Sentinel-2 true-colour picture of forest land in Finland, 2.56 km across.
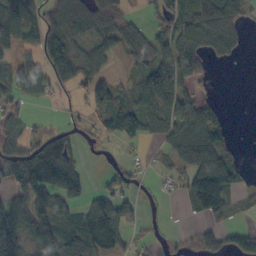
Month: October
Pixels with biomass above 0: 58%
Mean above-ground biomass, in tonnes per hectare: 69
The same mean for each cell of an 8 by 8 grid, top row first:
116 78 112 87 23 60 99 60
63 92 49 54 76 70 76 33
90 72 64 50 93 121 36 0
47 5 23 102 91 110 78 0
64 116 47 23 36 94 117 11
142 162 78 32 27 48 96 28
116 133 73 115 35 2 17 21
141 115 124 115 32 26 71 13
